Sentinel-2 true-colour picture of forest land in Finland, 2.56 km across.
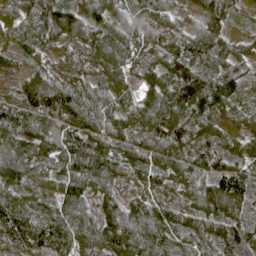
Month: April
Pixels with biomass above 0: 97%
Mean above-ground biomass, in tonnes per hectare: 74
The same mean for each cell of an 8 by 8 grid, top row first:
56 87 108 53 66 37 77 16
40 40 51 63 50 67 84 35
33 92 50 63 44 109 109 72
78 108 90 73 94 122 78 35
87 73 106 69 79 108 59 37
80 41 102 71 54 73 90 58
97 64 88 63 79 56 97 63
90 115 89 102 108 80 68 93
